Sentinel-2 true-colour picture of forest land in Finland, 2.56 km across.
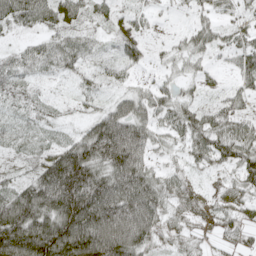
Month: May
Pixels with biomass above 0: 86%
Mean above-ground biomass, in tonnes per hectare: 67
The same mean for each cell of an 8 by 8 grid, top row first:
65 55 39 35 30 9 32 38
21 48 47 22 43 26 46 63
47 18 26 22 15 29 22 49
22 18 17 77 68 64 51 51
21 27 101 186 93 31 90 88
22 142 211 115 95 30 18 65
146 135 212 148 126 35 24 36
156 211 179 170 92 30 18 29
